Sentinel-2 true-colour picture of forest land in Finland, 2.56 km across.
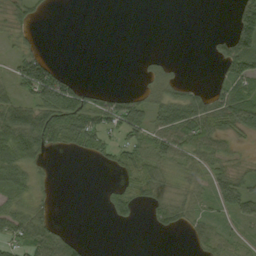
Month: September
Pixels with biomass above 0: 51%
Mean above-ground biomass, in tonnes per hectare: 36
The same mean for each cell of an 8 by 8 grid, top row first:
33 6 0 0 0 0 0 64
19 5 0 0 0 0 10 78
56 124 18 0 14 28 8 73
80 94 87 65 52 72 74 88
83 72 52 39 55 78 58 13
56 10 0 10 60 23 39 37
41 21 0 41 20 46 20 54
60 76 17 0 0 1 33 21
